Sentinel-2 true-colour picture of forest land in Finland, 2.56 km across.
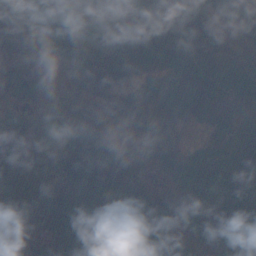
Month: November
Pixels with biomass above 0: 97%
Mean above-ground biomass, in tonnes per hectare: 67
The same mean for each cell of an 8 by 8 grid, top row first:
63 41 28 45 47 44 41 53
117 75 51 60 105 97 60 36
111 65 56 59 66 95 87 67
48 65 59 69 92 74 95 87
88 62 84 49 52 65 39 95
84 56 68 85 23 64 81 86
70 68 50 52 82 61 86 123
63 42 58 57 63 29 60 81
